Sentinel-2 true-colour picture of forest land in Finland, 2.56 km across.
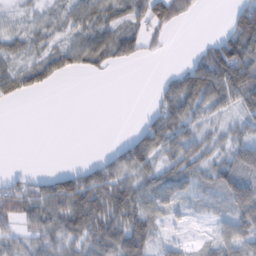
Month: February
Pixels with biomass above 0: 66%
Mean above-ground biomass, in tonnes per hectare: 43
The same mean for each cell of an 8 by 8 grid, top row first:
22 31 51 52 62 73 1 73
32 34 61 68 29 0 46 104
51 50 5 3 0 44 112 121
0 0 0 0 10 71 39 39
0 0 0 10 76 55 36 56
20 27 51 66 53 55 42 78
68 70 85 74 55 25 18 77
34 55 59 65 57 21 17 69
